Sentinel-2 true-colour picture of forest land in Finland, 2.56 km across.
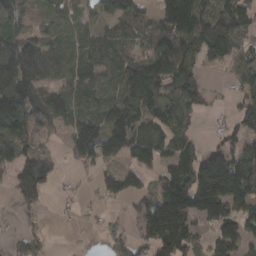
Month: March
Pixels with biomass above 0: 74%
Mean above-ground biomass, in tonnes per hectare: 98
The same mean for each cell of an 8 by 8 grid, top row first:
101 56 62 88 75 154 90 153
154 97 89 88 64 117 75 41
189 109 94 101 161 133 20 53
172 133 95 154 107 87 19 90
125 33 146 136 108 98 37 70
115 98 16 66 60 178 230 173
54 21 16 13 97 224 194 96
65 45 8 71 82 195 76 103
